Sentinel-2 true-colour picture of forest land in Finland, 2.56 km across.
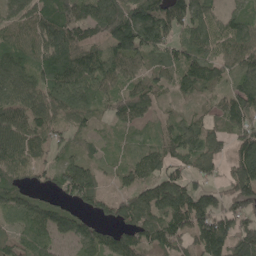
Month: May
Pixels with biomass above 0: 87%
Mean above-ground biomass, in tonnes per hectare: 96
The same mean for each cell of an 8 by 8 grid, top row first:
70 106 112 160 172 144 91 71
87 105 113 96 136 88 111 134
104 101 124 95 70 69 82 96
111 109 92 56 68 20 48 148
128 90 44 20 43 89 98 112
88 60 120 33 79 84 71 150
77 75 67 66 124 146 145 113
72 89 93 90 106 110 169 133
